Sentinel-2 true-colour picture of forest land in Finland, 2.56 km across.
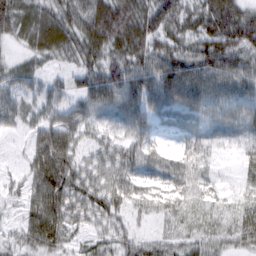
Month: March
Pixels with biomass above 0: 91%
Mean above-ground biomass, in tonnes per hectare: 55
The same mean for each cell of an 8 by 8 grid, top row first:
67 63 65 98 79 77 85 78
20 70 67 71 70 54 82 90
40 36 50 72 70 106 77 71
48 62 70 55 68 69 49 48
6 82 46 46 44 23 37 29
19 102 62 59 42 56 29 25
23 95 64 62 37 40 34 39
26 77 28 55 30 28 32 44
